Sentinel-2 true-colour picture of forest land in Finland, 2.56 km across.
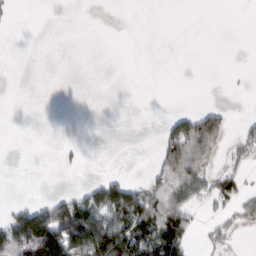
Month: February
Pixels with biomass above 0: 25%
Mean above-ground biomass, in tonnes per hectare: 32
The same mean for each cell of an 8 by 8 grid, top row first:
7 0 0 0 0 0 0 0
0 0 0 0 0 0 0 0
0 0 0 0 0 0 0 0
0 0 0 0 0 20 57 2
0 0 5 0 0 124 114 36
0 0 1 22 16 137 53 33
30 70 119 129 112 98 16 45
129 144 123 143 108 105 19 6
